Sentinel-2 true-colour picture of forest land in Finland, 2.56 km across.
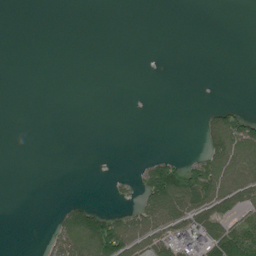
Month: July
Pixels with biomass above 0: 22%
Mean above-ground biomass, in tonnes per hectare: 23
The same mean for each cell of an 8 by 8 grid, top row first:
0 0 0 0 0 0 0 0
0 0 0 0 0 0 0 0
0 0 0 0 0 0 0 0
0 0 0 0 0 0 22 30
0 0 0 0 0 0 47 90
0 0 0 7 56 114 95 70
0 0 61 12 63 82 65 59
0 30 118 130 56 82 109 107
